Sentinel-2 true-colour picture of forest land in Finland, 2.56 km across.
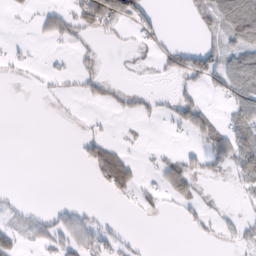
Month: February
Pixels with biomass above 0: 35%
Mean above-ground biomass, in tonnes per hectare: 21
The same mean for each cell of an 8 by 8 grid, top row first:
5 25 32 70 32 0 59 123
5 3 12 4 15 17 30 60
4 9 21 10 4 14 37 71
0 4 4 6 14 34 27 54
0 0 14 22 6 3 39 60
0 0 0 68 9 58 17 37
12 6 14 1 12 11 11 6
25 18 31 20 1 0 7 18
